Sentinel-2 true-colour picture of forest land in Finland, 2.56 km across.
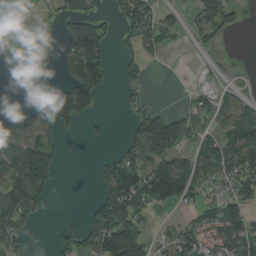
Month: August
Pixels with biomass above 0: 51%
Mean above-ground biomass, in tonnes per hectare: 72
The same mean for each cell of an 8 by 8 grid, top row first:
69 27 130 42 90 32 81 32
100 96 191 59 67 19 26 0
74 15 196 43 42 1 11 5
28 91 160 1 68 32 68 57
90 67 19 14 135 90 55 102
98 112 0 125 127 165 50 86
108 25 4 169 61 39 50 95
74 4 81 212 98 79 69 142
